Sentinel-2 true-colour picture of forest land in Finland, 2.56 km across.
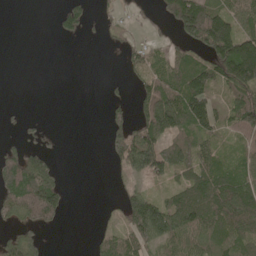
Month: May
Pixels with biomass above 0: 55%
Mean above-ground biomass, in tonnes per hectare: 68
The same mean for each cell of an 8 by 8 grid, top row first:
0 2 78 22 23 139 157 99
0 0 1 8 53 47 135 158
0 0 0 7 55 98 118 148
6 0 0 36 104 165 123 96
41 24 0 61 143 100 57 45
147 116 0 17 93 71 115 90
105 142 0 8 171 121 131 137
79 17 0 68 106 96 82 95
